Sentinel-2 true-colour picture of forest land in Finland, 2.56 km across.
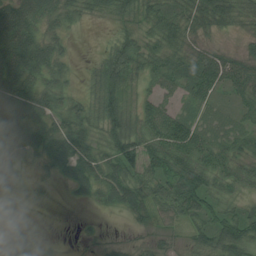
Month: August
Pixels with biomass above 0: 82%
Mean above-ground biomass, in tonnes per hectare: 43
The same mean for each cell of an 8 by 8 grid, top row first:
83 58 37 33 39 50 67 39
91 57 1 44 48 49 27 16
81 52 12 81 33 45 65 61
47 41 44 78 43 36 16 27
37 29 42 62 75 91 51 36
22 15 44 50 57 70 62 50
12 3 4 25 44 62 53 26
31 5 5 8 10 14 57 68
